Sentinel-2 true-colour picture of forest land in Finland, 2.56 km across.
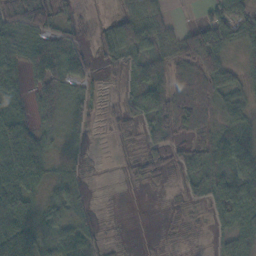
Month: November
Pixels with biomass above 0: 74%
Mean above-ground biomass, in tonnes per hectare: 44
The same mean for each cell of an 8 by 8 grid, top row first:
55 37 7 24 74 8 44 51
59 69 22 45 70 43 114 41
49 92 37 17 99 57 72 27
32 56 33 17 81 77 42 41
73 36 13 5 38 34 56 86
71 36 16 0 21 26 82 92
72 36 25 1 0 11 43 74
97 45 49 5 1 6 11 49
